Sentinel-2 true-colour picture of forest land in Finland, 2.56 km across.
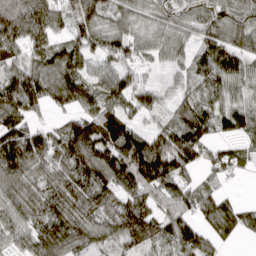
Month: March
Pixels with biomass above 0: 90%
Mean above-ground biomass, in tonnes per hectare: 79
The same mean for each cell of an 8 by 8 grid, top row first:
141 119 91 65 52 63 69 80
82 74 72 60 43 54 70 90
85 106 87 76 33 24 70 82
105 42 75 98 59 69 88 106
123 73 129 131 108 121 71 43
92 71 90 105 129 81 26 14
77 87 94 82 95 73 71 49
55 103 78 70 108 93 66 24
